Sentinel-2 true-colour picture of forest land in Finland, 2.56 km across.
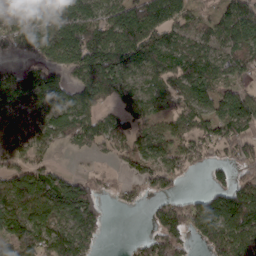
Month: March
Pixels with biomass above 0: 75%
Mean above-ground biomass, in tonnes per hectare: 81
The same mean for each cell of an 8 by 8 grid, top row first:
56 88 131 94 119 90 32 132
52 74 134 122 109 73 69 100
95 84 72 112 77 74 81 53
63 78 88 46 73 83 74 137
66 57 57 53 64 72 79 87
91 92 33 10 64 51 25 33
114 112 158 11 20 77 121 167
140 119 116 1 37 78 91 141
